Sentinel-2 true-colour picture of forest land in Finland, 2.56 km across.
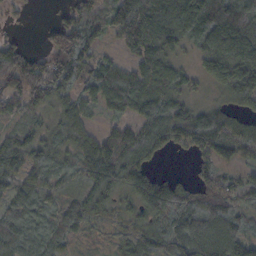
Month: October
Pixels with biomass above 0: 86%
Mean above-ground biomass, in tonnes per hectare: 84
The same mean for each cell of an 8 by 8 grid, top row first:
16 3 71 84 132 137 139 113
74 68 154 25 111 74 95 124
129 126 95 138 99 67 61 147
53 64 67 54 90 99 86 57
93 73 72 112 119 80 132 99
77 61 69 127 86 35 52 46
62 50 67 51 93 144 103 74
76 74 29 25 77 90 116 88
